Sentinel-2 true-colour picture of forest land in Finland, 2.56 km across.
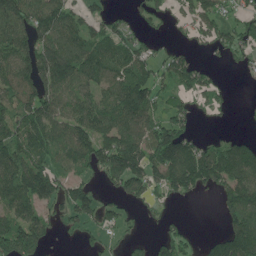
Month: June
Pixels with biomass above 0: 67%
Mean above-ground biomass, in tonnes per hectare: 96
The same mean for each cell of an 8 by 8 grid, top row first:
159 147 72 42 48 43 99 66
145 134 121 112 64 38 49 91
138 161 109 100 112 93 42 7
107 119 117 119 122 75 38 4
151 122 141 141 131 189 52 68
155 150 60 112 143 158 147 125
123 74 127 55 38 14 0 138
188 67 24 26 26 100 32 151
